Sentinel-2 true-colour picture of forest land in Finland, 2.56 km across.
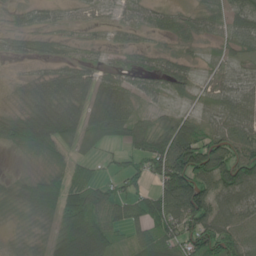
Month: June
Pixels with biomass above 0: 78%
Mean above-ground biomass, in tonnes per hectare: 55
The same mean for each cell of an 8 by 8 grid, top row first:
20 23 10 21 32 27 39 43
28 28 14 31 28 19 12 45
9 39 53 57 40 55 15 41
27 90 67 83 23 17 26 75
62 94 63 33 65 119 95 106
16 41 53 32 75 142 101 131
33 68 94 67 74 102 97 97
11 37 122 51 54 70 115 84
